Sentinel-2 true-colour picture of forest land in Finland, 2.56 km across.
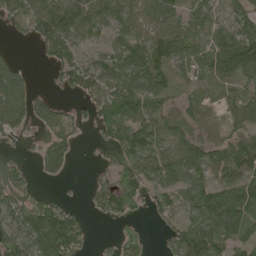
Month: May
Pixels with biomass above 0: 73%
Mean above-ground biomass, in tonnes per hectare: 63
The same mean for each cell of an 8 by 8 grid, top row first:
63 114 110 68 74 72 50 56
6 56 40 43 81 85 63 120
78 12 61 67 118 53 55 61
94 74 25 98 85 44 41 63
10 65 21 59 96 62 58 61
44 26 0 40 71 57 42 54
87 105 22 60 32 50 88 107
97 150 69 19 33 65 110 70
